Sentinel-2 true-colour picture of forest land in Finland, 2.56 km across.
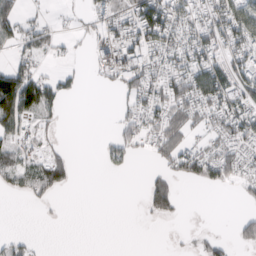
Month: March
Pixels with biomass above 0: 47%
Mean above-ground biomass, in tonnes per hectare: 45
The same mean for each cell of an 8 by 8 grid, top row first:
76 15 14 55 112 91 82 102
39 40 7 87 97 70 96 90
114 49 15 39 81 74 100 96
118 37 0 7 60 77 67 98
50 17 0 31 31 73 42 57
62 112 5 6 13 42 58 49
0 9 0 0 24 36 0 5
27 1 0 0 0 3 25 28
